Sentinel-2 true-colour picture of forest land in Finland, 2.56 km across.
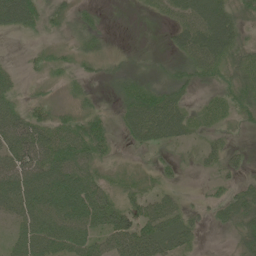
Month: June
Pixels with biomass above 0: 73%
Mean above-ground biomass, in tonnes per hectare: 41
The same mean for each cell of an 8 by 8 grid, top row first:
82 33 25 2 7 41 96 40
1 18 22 11 5 34 82 50
18 13 17 21 33 39 29 45
50 31 29 15 75 63 36 31
80 76 69 28 37 24 18 5
81 80 74 22 21 12 13 18
54 85 85 55 47 40 20 65
33 76 63 59 80 57 2 44
